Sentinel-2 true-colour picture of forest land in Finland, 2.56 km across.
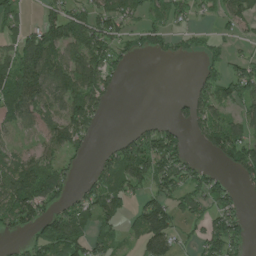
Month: July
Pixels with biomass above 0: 61%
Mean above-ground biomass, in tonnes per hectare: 68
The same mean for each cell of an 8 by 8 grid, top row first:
51 48 74 97 55 58 23 72
74 129 106 77 41 37 34 15
105 116 109 51 0 0 61 100
98 72 114 11 0 24 88 52
33 58 54 27 120 81 66 98
104 83 19 91 97 102 55 49
132 66 75 82 86 80 73 37
23 108 92 58 109 69 96 52
